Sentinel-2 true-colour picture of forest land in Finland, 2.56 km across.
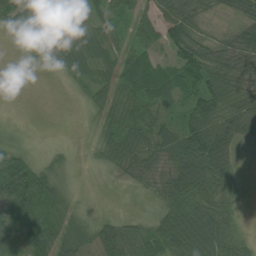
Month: July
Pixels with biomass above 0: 78%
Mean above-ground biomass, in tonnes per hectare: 41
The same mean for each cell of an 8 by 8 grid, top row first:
39 42 26 32 45 58 21 35
5 11 38 35 62 75 39 56
0 1 29 35 62 48 63 51
0 0 7 47 54 31 72 46
14 6 6 55 54 79 83 25
83 57 8 19 38 61 73 16
68 47 18 6 16 78 65 20
57 50 29 69 68 83 80 36
